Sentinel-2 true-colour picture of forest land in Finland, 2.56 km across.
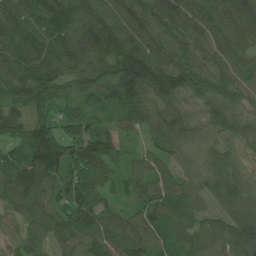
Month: July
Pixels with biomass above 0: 97%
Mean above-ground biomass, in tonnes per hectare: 99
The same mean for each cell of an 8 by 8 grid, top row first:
138 143 114 107 105 120 114 156
120 113 122 115 110 101 89 103
117 96 90 117 141 114 113 79
72 59 83 80 89 91 86 66
82 174 128 92 40 90 68 71
132 127 111 69 90 64 84 71
92 98 136 63 98 81 51 102
63 78 103 102 113 85 62 131
